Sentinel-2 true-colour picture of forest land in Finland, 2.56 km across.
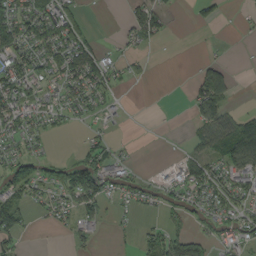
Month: September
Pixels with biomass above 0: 49%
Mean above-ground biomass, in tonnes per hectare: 39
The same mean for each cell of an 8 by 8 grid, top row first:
64 71 39 0 65 4 24 7
68 60 80 10 19 0 3 1
66 43 85 41 9 0 83 4
70 53 38 13 0 0 87 30
45 12 18 33 1 2 61 134
76 45 100 53 19 34 72 56
71 35 64 19 28 45 51 48
35 0 24 8 31 65 35 57
